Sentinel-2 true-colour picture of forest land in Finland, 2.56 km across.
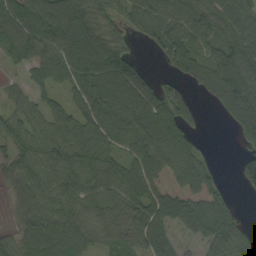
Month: September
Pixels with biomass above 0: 83%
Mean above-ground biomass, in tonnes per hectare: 67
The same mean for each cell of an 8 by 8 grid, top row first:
94 95 100 56 75 68 99 90
67 91 108 95 15 101 69 87
14 57 86 111 67 38 80 111
48 63 79 103 99 93 10 95
69 71 82 67 80 70 11 24
65 50 55 80 81 43 50 41
43 73 47 72 69 67 69 14
66 111 72 45 59 28 30 39
